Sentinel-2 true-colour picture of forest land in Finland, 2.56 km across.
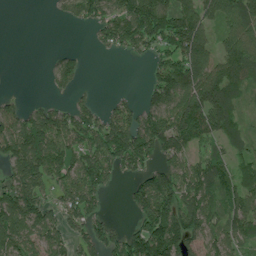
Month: July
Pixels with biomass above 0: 70%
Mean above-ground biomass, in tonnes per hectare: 85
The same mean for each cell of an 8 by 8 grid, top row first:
0 5 80 100 160 124 74 104
0 3 9 64 81 110 62 112
0 23 37 0 20 155 133 83
60 65 72 56 83 142 163 39
132 145 103 152 136 107 64 36
105 118 129 70 84 104 116 67
162 71 109 5 92 133 90 98
114 94 53 71 142 168 80 67
